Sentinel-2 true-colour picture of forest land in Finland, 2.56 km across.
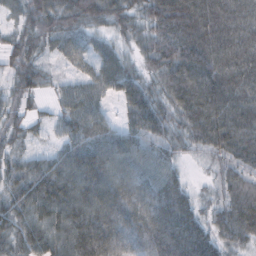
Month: October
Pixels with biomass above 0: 94%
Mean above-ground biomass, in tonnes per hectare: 68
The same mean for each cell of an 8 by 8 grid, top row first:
33 66 70 57 58 110 100 84
48 33 50 41 48 96 95 91
46 24 39 59 43 100 93 87
42 19 64 19 85 68 96 79
38 19 69 70 63 45 68 86
63 96 100 89 66 44 18 60
68 99 103 97 83 92 36 92
72 96 113 95 71 79 50 63
